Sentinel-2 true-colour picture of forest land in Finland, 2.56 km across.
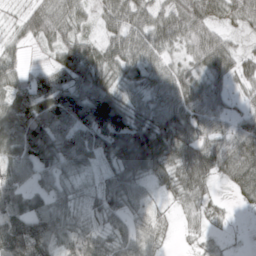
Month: March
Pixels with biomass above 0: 89%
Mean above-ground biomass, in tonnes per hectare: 51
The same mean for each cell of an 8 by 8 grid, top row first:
19 68 38 47 55 69 56 40
26 30 67 51 54 33 69 21
52 71 69 39 40 56 52 33
86 89 92 124 40 63 55 22
69 81 64 76 87 62 50 57
68 43 25 44 42 42 45 52
59 47 20 43 28 17 27 10
107 86 49 43 40 7 20 2
